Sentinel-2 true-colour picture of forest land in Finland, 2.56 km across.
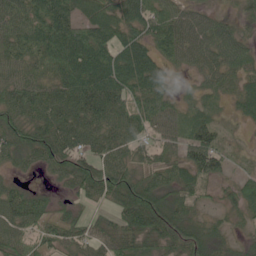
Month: June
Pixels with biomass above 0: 89%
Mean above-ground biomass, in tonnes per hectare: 55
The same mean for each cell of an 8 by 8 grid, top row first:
62 83 58 63 72 57 36 28
57 82 103 79 67 75 62 44
60 54 101 101 87 21 28 38
61 68 74 72 60 38 19 28
61 76 62 64 42 47 77 7
21 19 68 72 46 51 59 23
69 40 28 37 93 61 21 42
61 48 51 53 59 64 54 22
